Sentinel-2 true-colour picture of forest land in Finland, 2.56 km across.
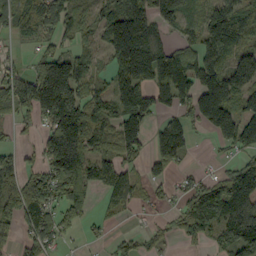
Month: September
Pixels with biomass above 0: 71%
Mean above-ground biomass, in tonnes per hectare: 119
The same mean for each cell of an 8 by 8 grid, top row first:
108 130 81 135 206 119 107 160
18 49 58 139 251 84 149 128
123 253 159 101 186 245 151 184
87 175 193 136 165 91 192 158
37 127 207 98 99 145 10 129
104 149 158 149 67 39 53 166
130 139 95 47 38 49 170 184
58 104 24 36 41 38 61 171
